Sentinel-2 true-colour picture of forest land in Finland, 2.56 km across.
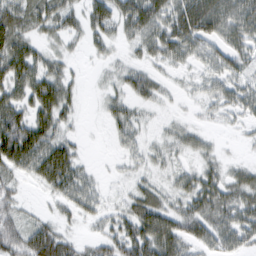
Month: February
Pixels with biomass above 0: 75%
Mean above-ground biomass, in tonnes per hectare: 40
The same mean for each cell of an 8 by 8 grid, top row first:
54 52 35 58 71 60 93 60
71 25 12 19 33 52 34 45
73 60 10 18 39 11 28 35
61 59 13 30 15 7 17 34
95 60 13 7 20 26 15 7
35 61 37 6 20 25 37 35
35 10 32 20 57 36 63 59
64 77 20 46 79 66 43 41
